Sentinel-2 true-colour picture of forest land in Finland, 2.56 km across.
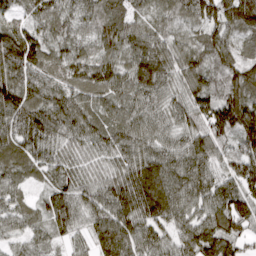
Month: March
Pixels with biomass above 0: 98%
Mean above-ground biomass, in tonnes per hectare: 78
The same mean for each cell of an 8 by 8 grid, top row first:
57 89 66 85 50 61 79 125
134 85 58 82 86 73 82 61
89 56 52 73 95 70 78 88
103 100 86 68 67 66 102 135
70 86 70 82 87 66 92 83
50 49 67 74 120 85 72 97
54 74 73 82 100 78 66 96
38 47 33 118 76 57 109 69
